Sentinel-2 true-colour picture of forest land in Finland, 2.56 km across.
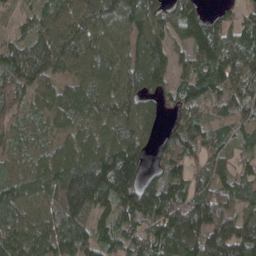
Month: April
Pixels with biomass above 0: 91%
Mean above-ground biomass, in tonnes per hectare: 100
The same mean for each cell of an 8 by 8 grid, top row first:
29 88 111 102 122 90 61 58
77 118 103 88 116 71 140 151
103 83 90 111 106 70 113 146
55 70 81 95 72 61 62 80
51 52 79 107 71 89 78 49
73 116 156 212 76 83 67 66
108 84 129 101 155 177 180 96
121 111 99 77 98 171 184 184
